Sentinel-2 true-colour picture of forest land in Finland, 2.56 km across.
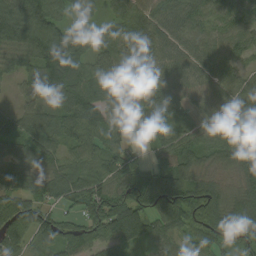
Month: August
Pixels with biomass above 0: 94%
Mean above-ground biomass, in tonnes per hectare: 78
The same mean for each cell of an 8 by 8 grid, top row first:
94 106 46 48 76 78 75 70
74 137 87 83 71 63 67 57
42 110 102 83 74 65 87 57
54 75 117 69 89 65 73 72
71 87 75 61 46 92 86 77
64 56 75 81 67 95 38 63
99 57 72 131 91 103 90 77
83 88 98 98 71 49 73 90
